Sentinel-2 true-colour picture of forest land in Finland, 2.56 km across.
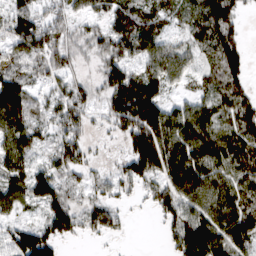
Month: March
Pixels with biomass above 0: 82%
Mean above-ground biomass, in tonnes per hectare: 85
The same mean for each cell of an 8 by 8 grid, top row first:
85 76 56 81 82 61 141 64
80 105 52 90 92 69 83 77
95 68 50 108 134 51 52 72
142 69 96 100 186 77 85 102
96 53 86 15 141 99 98 106
83 103 62 53 98 61 102 95
64 105 85 67 20 111 117 104
100 119 27 20 0 91 159 113
